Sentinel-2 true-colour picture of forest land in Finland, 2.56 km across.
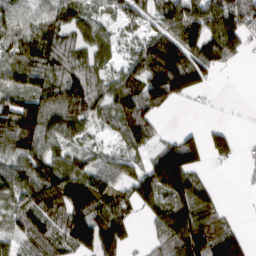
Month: March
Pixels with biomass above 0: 76%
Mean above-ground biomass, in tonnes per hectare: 88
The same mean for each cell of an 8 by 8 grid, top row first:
93 100 84 38 52 131 149 129
117 139 77 43 79 81 124 64
102 118 91 63 138 168 35 0
128 144 77 79 101 8 14 6
116 103 49 27 79 103 86 32
125 140 126 96 118 194 27 5
80 94 153 121 63 120 85 2
53 100 101 120 23 108 146 91
